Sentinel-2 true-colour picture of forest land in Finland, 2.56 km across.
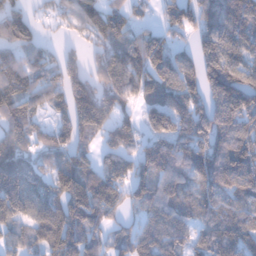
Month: January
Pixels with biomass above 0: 84%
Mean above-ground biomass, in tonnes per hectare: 94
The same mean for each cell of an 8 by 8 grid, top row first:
78 23 90 79 22 60 91 142
83 32 26 96 87 52 107 96
122 77 95 115 94 111 144 127
106 58 140 99 63 110 126 169
81 54 69 72 70 104 123 131
136 71 126 90 78 99 118 121
123 110 134 86 68 109 90 89
62 106 109 60 92 96 92 119
